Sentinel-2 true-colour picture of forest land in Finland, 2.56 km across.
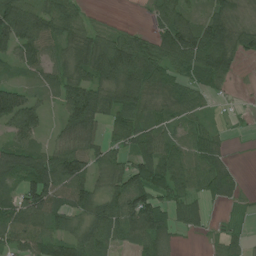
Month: July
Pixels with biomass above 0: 81%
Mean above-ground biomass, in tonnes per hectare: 67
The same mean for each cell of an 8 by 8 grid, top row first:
124 88 53 9 10 81 55 34
85 59 83 114 78 118 127 71
27 45 79 114 105 60 64 14
133 29 120 80 61 51 24 10
67 30 69 48 85 69 79 3
71 128 91 64 85 80 81 21
81 107 75 97 123 66 33 17
68 92 81 61 76 18 13 27
